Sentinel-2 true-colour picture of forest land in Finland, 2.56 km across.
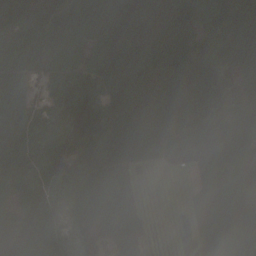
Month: October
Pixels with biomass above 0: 87%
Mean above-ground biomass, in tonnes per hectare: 57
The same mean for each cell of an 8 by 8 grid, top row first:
47 50 81 88 50 65 68 87
56 63 61 90 66 87 84 131
50 37 56 59 49 89 76 51
56 21 41 53 45 76 65 69
69 56 50 91 78 70 78 80
77 33 74 79 9 4 45 44
58 68 63 75 13 2 22 43
49 62 18 32 34 12 44 64
